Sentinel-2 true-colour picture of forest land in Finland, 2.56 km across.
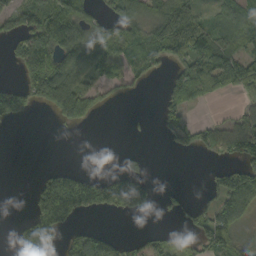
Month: September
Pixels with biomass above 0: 50%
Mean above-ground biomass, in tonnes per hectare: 67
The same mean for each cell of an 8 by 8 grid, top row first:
80 98 102 65 80 133 41 74
64 125 129 115 85 115 104 73
28 168 117 65 28 66 103 112
86 39 105 9 2 59 4 34
0 0 0 0 1 33 67 120
0 58 77 57 54 0 27 129
0 180 142 102 76 24 65 120
19 108 90 57 36 32 68 57
